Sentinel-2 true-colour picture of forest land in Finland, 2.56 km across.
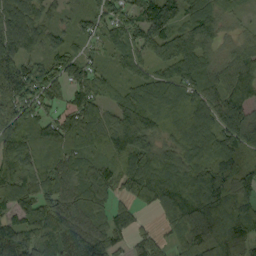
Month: September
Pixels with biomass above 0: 92%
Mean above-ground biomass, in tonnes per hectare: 94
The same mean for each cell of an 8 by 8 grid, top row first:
116 54 38 84 101 93 84 29
121 73 47 56 81 118 76 66
175 114 98 45 66 91 87 112
110 56 117 71 129 77 104 123
105 99 76 88 102 89 101 103
143 119 85 68 141 100 109 88
112 121 109 68 45 88 124 86
153 129 190 97 54 41 92 85
